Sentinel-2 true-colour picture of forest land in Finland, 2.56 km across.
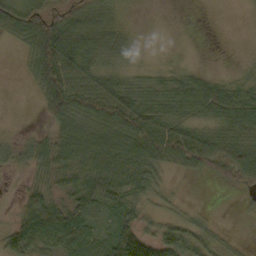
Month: October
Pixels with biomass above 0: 73%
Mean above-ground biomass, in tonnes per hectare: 46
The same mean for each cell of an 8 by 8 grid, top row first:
81 81 65 29 1 0 0 2
18 125 90 57 2 1 0 2
1 92 73 44 20 30 34 21
0 49 82 87 69 45 56 76
40 54 84 90 82 76 70 66
15 38 59 72 55 15 31 66
15 69 55 43 31 18 6 7
62 55 74 73 75 64 39 7
